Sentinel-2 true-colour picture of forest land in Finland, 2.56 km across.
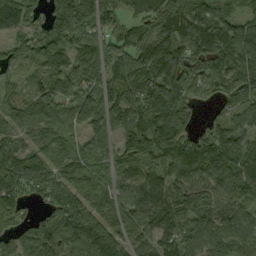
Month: September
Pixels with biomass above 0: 92%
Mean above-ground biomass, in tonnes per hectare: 100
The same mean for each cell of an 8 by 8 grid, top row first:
111 103 197 80 72 151 112 84
62 107 81 69 114 142 117 137
34 94 98 91 129 155 95 114
72 88 90 86 139 154 17 75
88 71 51 48 117 126 127 102
140 109 77 75 90 96 129 119
81 65 102 91 126 117 93 77
68 129 110 110 68 132 116 84
